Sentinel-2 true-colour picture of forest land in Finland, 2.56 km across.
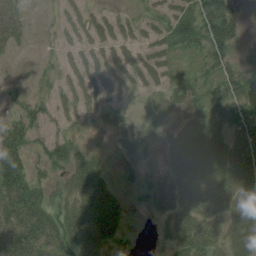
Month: August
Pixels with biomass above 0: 66%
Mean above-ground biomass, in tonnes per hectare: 32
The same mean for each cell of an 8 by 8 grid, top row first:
31 3 16 16 15 34 58 24
16 4 15 28 23 31 46 17
4 9 14 41 27 16 24 35
23 19 8 21 22 20 19 40
52 30 19 15 28 16 28 46
65 25 54 17 20 33 24 58
70 54 62 44 13 45 58 58
67 70 62 38 4 40 49 57
